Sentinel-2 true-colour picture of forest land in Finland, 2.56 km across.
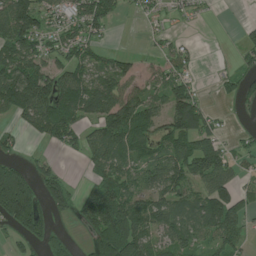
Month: July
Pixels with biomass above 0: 63%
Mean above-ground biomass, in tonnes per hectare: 63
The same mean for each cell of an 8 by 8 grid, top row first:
108 45 68 53 21 16 5 1
93 51 65 14 5 29 0 24
119 93 79 79 36 59 2 42
87 120 88 118 85 127 48 7
24 37 46 87 74 71 64 16
145 43 5 62 62 97 107 28
234 58 49 129 83 83 97 70
28 55 10 148 79 68 47 46
